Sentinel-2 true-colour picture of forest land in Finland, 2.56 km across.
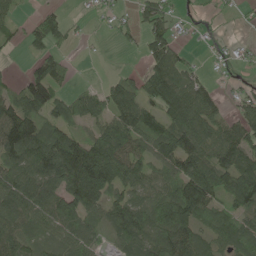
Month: May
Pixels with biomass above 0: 73%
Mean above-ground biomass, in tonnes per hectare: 80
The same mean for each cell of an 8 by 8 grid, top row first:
30 66 8 22 57 32 14 6
13 70 4 5 45 54 14 18
24 121 6 30 81 109 28 19
119 82 64 82 88 115 83 50
145 138 117 145 75 135 97 105
104 118 233 149 75 107 125 147
110 109 125 86 90 159 100 76
98 74 98 40 93 149 74 84
